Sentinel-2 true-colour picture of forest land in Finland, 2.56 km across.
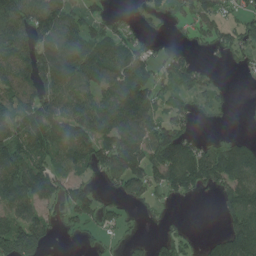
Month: July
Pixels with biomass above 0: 67%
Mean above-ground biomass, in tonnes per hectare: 96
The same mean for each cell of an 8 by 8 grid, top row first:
159 147 72 42 48 43 99 66
145 134 121 112 64 38 49 91
138 161 109 100 112 93 42 7
107 119 117 119 122 75 38 4
151 122 141 141 131 189 52 68
155 150 60 112 143 158 147 125
123 74 127 55 38 14 0 138
188 67 24 26 26 100 32 151
